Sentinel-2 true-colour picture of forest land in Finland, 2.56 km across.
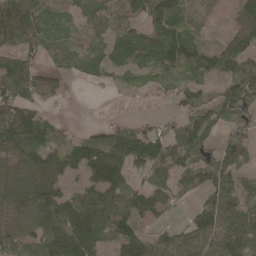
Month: April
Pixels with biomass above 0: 77%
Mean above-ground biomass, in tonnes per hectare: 87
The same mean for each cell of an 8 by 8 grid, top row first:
138 73 60 72 75 76 14 58
88 52 53 77 101 113 49 80
148 52 25 34 43 61 56 119
155 28 0 4 6 41 88 119
156 106 63 123 145 113 65 113
95 121 50 134 65 107 97 67
102 132 131 156 116 27 120 111
107 111 163 80 95 93 118 124
